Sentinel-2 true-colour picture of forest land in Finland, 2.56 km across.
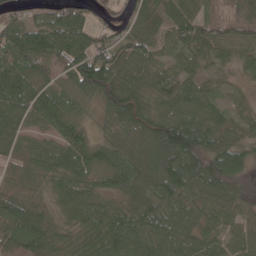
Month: May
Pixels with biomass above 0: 93%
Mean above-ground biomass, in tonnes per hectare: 72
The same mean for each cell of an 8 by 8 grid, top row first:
45 54 61 30 48 64 61 69
80 80 96 80 64 52 53 49
92 46 101 97 96 84 36 21
91 88 44 71 83 80 62 29
70 47 68 68 117 176 107 68
61 57 80 62 122 122 116 60
88 43 77 48 102 76 55 55
102 87 51 88 68 73 62 58
